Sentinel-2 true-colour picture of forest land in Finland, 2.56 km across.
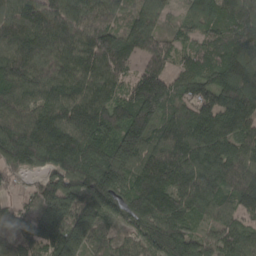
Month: April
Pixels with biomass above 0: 96%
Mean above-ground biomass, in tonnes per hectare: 135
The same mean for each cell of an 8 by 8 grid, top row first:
165 168 151 112 95 37 114 194
152 154 150 166 104 64 90 145
158 150 145 122 155 89 124 189
148 143 145 139 166 106 149 166
180 192 169 138 150 177 166 124
57 97 154 148 158 174 170 149
67 128 138 95 161 154 110 111
96 142 162 81 100 155 89 106
